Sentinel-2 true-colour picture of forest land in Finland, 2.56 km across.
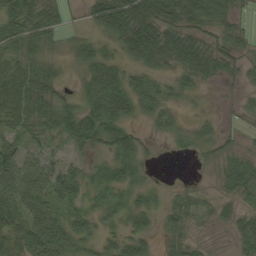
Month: September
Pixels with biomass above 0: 78%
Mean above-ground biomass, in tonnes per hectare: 33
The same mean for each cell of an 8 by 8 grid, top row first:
53 41 9 79 76 54 49 25
30 18 21 17 64 54 40 26
57 46 22 57 33 21 19 17
54 53 57 72 25 16 5 10
28 20 40 54 22 11 21 14
37 45 39 34 21 1 5 43
32 15 30 38 32 28 12 21
54 26 34 23 29 22 5 36
